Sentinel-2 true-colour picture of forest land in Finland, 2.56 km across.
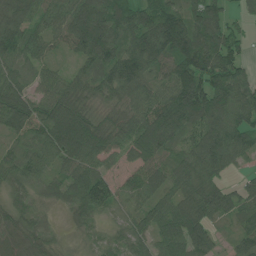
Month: June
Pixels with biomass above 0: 93%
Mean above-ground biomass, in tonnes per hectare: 83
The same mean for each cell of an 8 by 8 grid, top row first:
109 81 135 128 94 92 106 30
92 61 88 92 140 134 109 69
64 62 62 100 95 108 106 81
108 91 88 38 95 145 110 105
35 108 129 74 114 77 104 86
67 53 89 51 89 81 96 24
52 26 71 54 68 91 119 65
41 45 15 30 65 112 96 48
